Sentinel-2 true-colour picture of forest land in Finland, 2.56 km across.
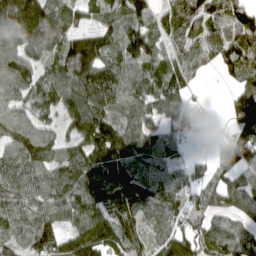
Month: April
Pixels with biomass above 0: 86%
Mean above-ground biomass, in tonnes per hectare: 103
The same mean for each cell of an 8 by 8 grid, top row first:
201 134 63 65 44 85 101 65
112 100 148 101 142 55 63 90
130 95 164 160 138 109 7 68
88 76 158 115 86 116 8 121
115 104 114 169 97 54 8 106
107 102 151 141 104 86 69 101
91 101 135 140 115 97 93 83
78 122 159 138 71 110 107 115
